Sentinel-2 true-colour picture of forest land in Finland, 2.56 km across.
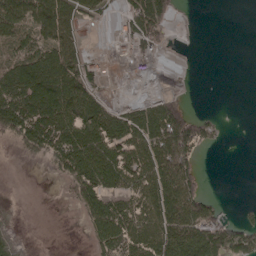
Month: April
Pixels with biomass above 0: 52%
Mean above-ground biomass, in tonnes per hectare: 46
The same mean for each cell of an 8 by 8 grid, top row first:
84 95 43 18 90 13 0 0
35 68 31 8 36 3 0 0
75 91 84 6 13 1 0 0
82 82 97 50 62 104 7 0
31 61 84 81 86 133 32 0
0 8 77 76 81 116 4 0
2 0 42 70 77 109 72 11
11 0 2 69 91 91 95 76
